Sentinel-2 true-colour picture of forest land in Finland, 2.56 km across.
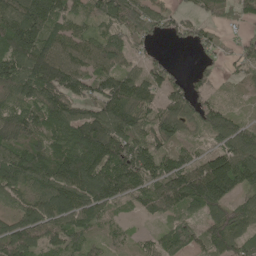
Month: May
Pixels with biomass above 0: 87%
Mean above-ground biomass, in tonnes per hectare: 90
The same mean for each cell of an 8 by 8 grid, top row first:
139 153 61 108 126 42 45 39
145 102 90 86 37 12 41 31
126 128 106 113 93 43 35 27
80 122 73 136 78 94 83 25
93 76 126 140 79 58 41 100
135 140 177 145 116 113 184 148
54 132 136 69 50 79 93 63
121 84 73 28 32 83 65 78
